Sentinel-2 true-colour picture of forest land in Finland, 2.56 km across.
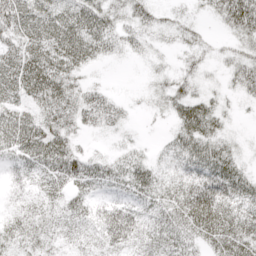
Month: April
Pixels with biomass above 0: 83%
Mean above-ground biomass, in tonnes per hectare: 33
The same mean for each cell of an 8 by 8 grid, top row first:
60 46 51 39 35 14 16 73
43 57 55 27 16 13 14 26
54 62 23 2 6 33 14 39
38 37 43 30 7 37 47 11
51 54 15 7 8 34 48 14
19 32 44 30 35 40 57 37
16 20 24 34 25 49 73 37
29 18 12 37 24 36 43 60
